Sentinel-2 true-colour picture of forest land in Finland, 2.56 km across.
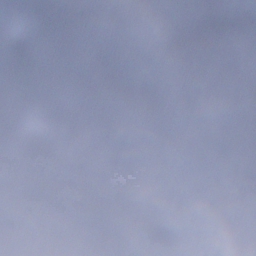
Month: December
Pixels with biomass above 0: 84%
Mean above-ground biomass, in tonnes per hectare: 90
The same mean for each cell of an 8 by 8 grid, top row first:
95 203 139 85 94 132 82 39
59 159 111 64 86 90 73 75
59 47 74 104 73 70 113 71
48 47 50 76 94 101 78 63
64 88 39 91 11 76 103 97
47 87 95 138 64 51 112 135
88 89 151 108 237 86 114 113
73 66 91 163 162 66 23 82
